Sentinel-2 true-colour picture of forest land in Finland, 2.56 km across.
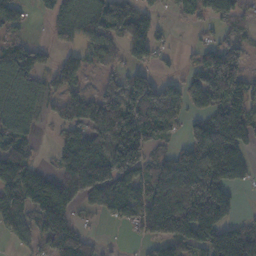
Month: November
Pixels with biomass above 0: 68%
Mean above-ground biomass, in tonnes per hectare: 93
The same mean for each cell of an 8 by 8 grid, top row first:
17 43 85 120 57 15 72 70
59 31 48 47 72 13 48 55
89 38 43 48 87 47 134 123
89 36 108 189 142 75 90 141
99 7 126 150 124 35 253 147
153 69 180 156 83 150 184 102
131 177 63 84 109 140 190 29
45 102 101 4 44 131 131 146
